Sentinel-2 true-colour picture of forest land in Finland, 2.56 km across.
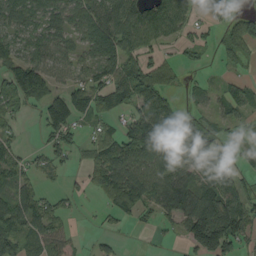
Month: September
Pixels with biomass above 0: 68%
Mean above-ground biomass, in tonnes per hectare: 61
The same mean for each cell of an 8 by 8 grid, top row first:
69 63 71 90 89 86 45 44
59 74 50 100 65 22 24 63
97 83 42 85 98 30 18 30
37 86 74 48 78 68 40 39
34 45 36 69 107 102 86 21
48 21 14 94 91 70 89 58
79 57 7 41 57 73 133 95
66 65 7 16 2 12 159 77
